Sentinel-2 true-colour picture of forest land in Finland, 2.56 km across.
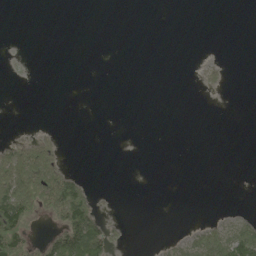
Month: June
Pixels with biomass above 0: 17%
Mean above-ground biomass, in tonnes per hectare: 13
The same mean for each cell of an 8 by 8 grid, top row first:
0 0 0 0 0 0 0 0
1 0 0 0 0 0 0 0
1 0 0 0 0 0 8 0
0 0 0 0 0 0 0 0
31 23 0 0 0 0 0 0
84 66 16 0 0 0 0 0
99 51 82 2 0 0 0 3
91 34 120 36 0 10 40 66
